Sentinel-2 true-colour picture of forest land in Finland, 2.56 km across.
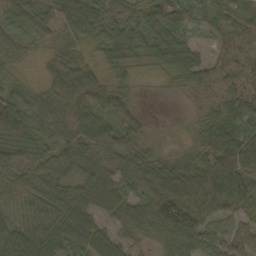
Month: October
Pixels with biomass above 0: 92%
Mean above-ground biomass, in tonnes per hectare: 57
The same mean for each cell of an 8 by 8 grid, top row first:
46 44 100 61 50 64 36 38
39 20 35 63 45 64 25 45
25 43 96 34 8 33 59 39
85 81 108 57 13 1 34 57
85 58 86 92 43 6 50 78
63 54 73 61 84 68 82 82
30 55 68 69 74 132 81 69
74 64 60 51 32 73 60 59
